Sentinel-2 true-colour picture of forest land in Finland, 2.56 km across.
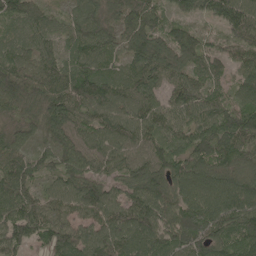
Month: May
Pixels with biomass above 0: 96%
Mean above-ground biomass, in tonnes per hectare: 102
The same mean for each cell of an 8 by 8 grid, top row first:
87 57 64 61 118 64 80 131
67 63 98 77 132 126 71 103
121 109 134 85 103 84 87 84
87 133 95 112 104 104 99 113
81 62 96 102 85 70 112 127
114 56 110 69 118 113 114 111
121 104 104 119 136 122 143 148
104 95 114 130 121 116 139 133
